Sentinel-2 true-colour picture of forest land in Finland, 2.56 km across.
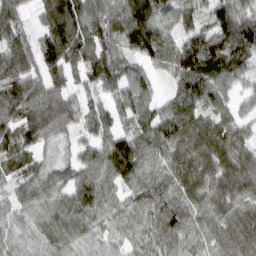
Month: March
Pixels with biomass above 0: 94%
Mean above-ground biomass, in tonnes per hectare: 74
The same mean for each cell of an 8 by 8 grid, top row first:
66 67 106 88 125 60 49 81
90 84 101 62 102 71 105 126
91 85 38 63 50 60 91 44
102 115 63 51 57 77 68 44
69 44 51 100 68 85 95 65
48 58 66 63 67 91 81 91
52 57 79 47 78 79 78 78
55 62 56 47 70 86 68 108
